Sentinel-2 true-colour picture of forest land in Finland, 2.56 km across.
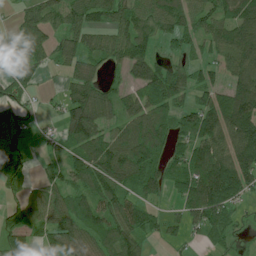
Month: July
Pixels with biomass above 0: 76%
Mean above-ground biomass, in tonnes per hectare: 75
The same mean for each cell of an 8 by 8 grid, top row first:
25 74 72 65 80 94 83 98
62 50 78 71 65 49 50 119
48 6 97 27 67 94 28 101
29 9 144 85 99 63 91 165
52 30 103 94 153 58 112 145
75 44 80 127 116 75 156 141
51 77 84 81 60 26 152 38
69 65 75 73 56 21 32 14
